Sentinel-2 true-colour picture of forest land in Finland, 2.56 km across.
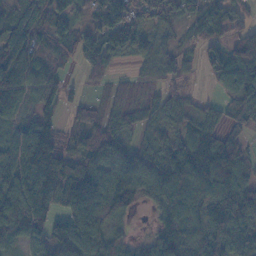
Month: November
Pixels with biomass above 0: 85%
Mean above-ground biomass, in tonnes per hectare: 86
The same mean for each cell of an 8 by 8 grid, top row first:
102 119 39 100 73 69 105 56
123 89 95 103 71 50 54 91
118 70 18 37 26 55 27 142
98 53 34 56 59 55 37 81
84 106 82 126 63 85 95 66
96 130 132 110 110 137 119 93
145 83 136 111 32 98 118 138
60 90 138 65 34 92 136 116
